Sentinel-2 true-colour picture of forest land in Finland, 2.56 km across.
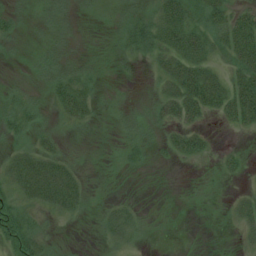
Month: July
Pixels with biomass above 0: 64%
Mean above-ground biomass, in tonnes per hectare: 22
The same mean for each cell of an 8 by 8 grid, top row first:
16 19 9 8 22 48 38 31
8 20 8 9 40 50 37 54
5 24 33 4 5 52 52 45
29 15 34 10 17 42 33 57
17 20 6 4 17 28 18 6
37 54 19 5 3 0 2 13
39 28 21 18 5 1 0 24
61 17 1 25 9 0 0 11
